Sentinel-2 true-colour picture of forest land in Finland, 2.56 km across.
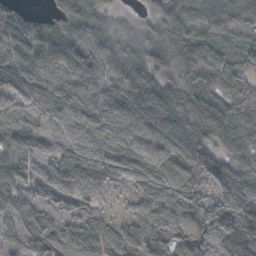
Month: October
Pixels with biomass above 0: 92%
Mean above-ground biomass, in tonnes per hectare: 70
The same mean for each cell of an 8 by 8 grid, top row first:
48 42 87 27 25 64 55 56
95 96 79 63 47 61 64 32
72 82 78 75 77 55 69 56
100 76 88 93 82 93 83 35
88 77 77 83 89 88 77 46
73 66 90 60 70 78 60 55
64 39 56 20 62 93 91 87
42 99 88 61 88 72 85 104
